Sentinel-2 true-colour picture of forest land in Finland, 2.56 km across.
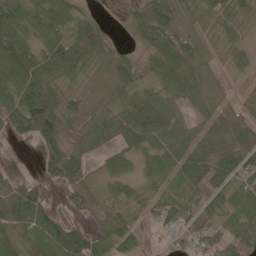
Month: May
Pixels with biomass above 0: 87%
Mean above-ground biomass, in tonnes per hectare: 69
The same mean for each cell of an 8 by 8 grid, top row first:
80 69 39 3 81 64 51 62
98 78 116 59 53 102 44 48
90 84 47 79 49 87 64 31
89 154 60 60 111 70 56 76
18 76 60 59 64 87 83 124
27 34 75 46 40 66 124 73
117 63 37 61 55 75 58 57
64 108 93 79 46 27 70 99
